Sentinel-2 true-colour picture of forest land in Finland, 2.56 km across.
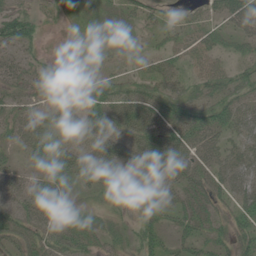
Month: June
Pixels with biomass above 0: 69%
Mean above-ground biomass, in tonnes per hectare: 35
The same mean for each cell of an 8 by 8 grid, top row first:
57 13 14 22 28 11 26 74
36 6 7 14 12 31 33 29
32 29 31 39 38 35 41 38
27 19 27 47 45 45 48 44
21 33 30 43 49 54 41 32
35 39 46 38 31 42 49 51
32 59 26 23 25 35 40 42
43 45 55 25 40 32 47 39
